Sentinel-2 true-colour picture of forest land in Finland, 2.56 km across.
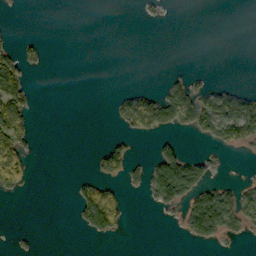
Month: October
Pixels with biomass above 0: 21%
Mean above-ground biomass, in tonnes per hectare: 26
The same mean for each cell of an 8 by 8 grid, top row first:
1 0 0 0 8 0 0 0
29 8 0 0 0 0 0 0
74 0 0 0 0 17 8 1
82 0 0 13 114 83 85 99
69 0 0 28 0 32 17 70
72 0 9 38 33 132 32 5
0 0 54 78 4 32 161 83
3 0 2 13 0 1 51 12
